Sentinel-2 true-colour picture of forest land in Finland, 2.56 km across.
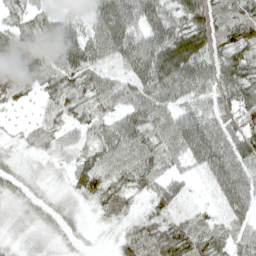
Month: April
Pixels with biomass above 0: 89%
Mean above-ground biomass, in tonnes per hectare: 51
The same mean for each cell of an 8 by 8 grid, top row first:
31 37 33 98 79 52 86 69
72 58 73 75 77 98 72 83
64 53 65 48 72 76 57 82
12 31 44 47 73 48 54 72
12 36 30 59 64 68 90 59
23 11 43 53 69 33 41 62
17 21 13 52 22 33 20 57
13 16 11 13 66 82 63 46
